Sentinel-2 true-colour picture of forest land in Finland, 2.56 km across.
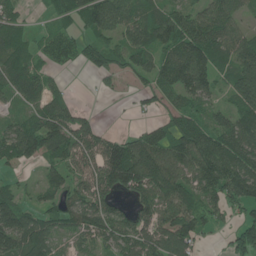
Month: June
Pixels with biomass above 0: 75%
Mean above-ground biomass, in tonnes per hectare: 81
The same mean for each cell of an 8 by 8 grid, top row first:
42 30 79 140 86 76 86 48
73 63 59 60 100 103 115 118
93 46 1 24 37 114 85 137
27 104 39 1 25 68 63 107
104 108 122 100 102 112 119 112
18 50 85 163 147 98 113 127
107 55 104 75 74 128 60 54
111 92 47 64 84 134 16 70
